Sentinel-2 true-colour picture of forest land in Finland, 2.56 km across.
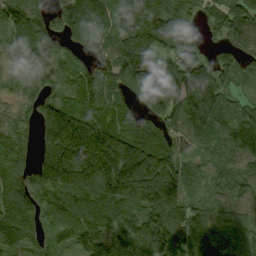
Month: September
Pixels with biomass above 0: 91%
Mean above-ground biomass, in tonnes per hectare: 127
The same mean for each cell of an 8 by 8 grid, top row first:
131 109 157 97 124 143 92 204
95 109 70 115 217 155 74 107
74 100 83 116 116 214 225 75
54 111 113 102 94 182 157 81
69 143 211 215 141 102 89 130
119 180 207 225 270 173 55 89
132 99 130 131 174 142 83 78
104 59 94 92 91 162 163 67
